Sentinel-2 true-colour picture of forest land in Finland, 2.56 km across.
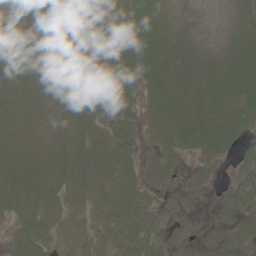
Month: June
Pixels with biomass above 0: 80%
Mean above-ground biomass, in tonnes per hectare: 8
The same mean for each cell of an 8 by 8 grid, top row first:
6 6 9 8 10 5 0 5
9 9 8 10 11 5 2 8
9 8 7 9 9 8 9 12
7 7 9 6 6 11 11 12
8 8 9 7 3 10 11 10
13 11 9 9 6 5 4 6
9 8 6 10 10 5 2 9
7 8 6 7 11 3 6 10
